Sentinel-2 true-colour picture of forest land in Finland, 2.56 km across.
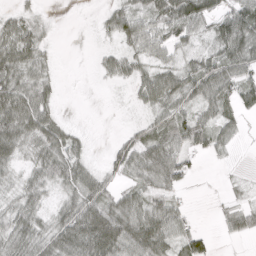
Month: April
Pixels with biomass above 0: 72%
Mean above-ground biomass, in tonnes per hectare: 50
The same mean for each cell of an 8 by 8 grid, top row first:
35 10 0 47 61 88 68 82
87 27 0 22 53 41 30 90
78 42 0 27 61 69 79 69
101 58 0 1 25 61 46 41
73 78 28 15 55 64 55 14
30 68 69 27 60 73 0 12
52 38 86 73 62 43 2 42
72 65 99 111 101 59 26 19
